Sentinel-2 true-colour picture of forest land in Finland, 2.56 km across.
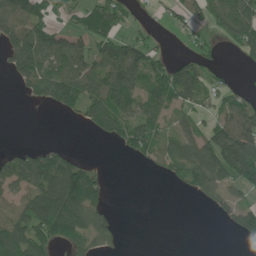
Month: June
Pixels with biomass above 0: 57%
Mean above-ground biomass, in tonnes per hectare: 66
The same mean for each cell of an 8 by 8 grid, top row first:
107 59 55 93 6 32 69 149
110 92 71 103 59 4 26 63
39 123 129 143 81 105 46 3
0 14 87 171 95 39 31 90
9 18 0 35 101 70 121 162
83 123 128 4 4 46 109 105
62 194 137 20 0 0 14 54
127 97 73 30 0 0 0 15
